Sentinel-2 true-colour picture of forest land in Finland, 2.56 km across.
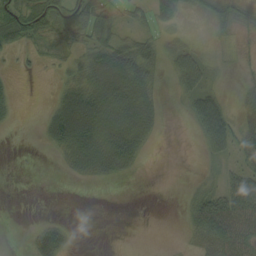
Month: September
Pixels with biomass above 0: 53%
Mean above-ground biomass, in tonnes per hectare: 33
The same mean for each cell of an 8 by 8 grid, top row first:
72 85 81 67 24 35 25 38
29 16 37 72 47 33 13 10
6 2 56 97 59 25 26 7
11 23 107 87 79 2 69 27
0 21 85 86 37 0 32 30
0 0 23 31 2 0 8 42
0 0 0 0 0 2 69 80
0 98 2 0 0 1 44 67
